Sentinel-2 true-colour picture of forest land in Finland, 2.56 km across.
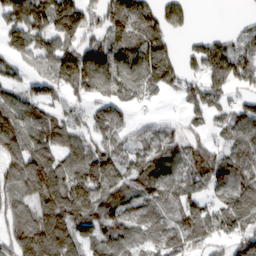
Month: March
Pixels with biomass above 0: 80%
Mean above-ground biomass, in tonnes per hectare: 114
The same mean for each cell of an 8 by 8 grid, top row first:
111 151 161 134 134 87 0 12
90 101 118 107 116 39 123 106
61 103 174 168 128 84 142 122
99 86 63 119 27 24 107 95
126 141 102 102 92 115 88 106
129 195 158 130 118 116 137 142
89 198 182 98 81 111 118 214
150 224 121 117 91 123 91 112
